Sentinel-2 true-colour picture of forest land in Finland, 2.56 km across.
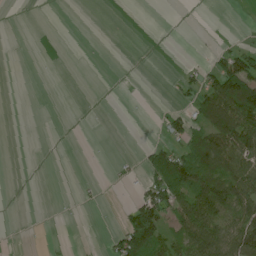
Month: June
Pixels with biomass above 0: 27%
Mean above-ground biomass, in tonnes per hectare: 31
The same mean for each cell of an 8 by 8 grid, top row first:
0 0 0 0 0 0 0 1
0 0 1 0 0 0 3 26
0 0 0 0 0 13 50 152
0 0 0 0 0 22 97 170
0 0 0 0 9 43 88 126
0 0 1 3 31 131 84 92
0 0 3 0 108 82 119 80
0 2 0 24 131 54 111 107
